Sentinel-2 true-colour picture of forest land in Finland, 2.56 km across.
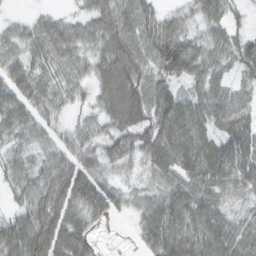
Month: February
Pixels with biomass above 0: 91%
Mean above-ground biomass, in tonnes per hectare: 56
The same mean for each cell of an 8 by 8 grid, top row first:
12 28 32 73 67 18 47 24
36 69 45 70 65 67 48 55
80 44 41 80 74 53 55 28
70 48 24 64 80 84 66 49
34 45 57 68 66 68 61 76
42 67 104 44 33 52 60 57
28 80 61 48 45 67 60 27
70 109 69 1 55 82 79 64
